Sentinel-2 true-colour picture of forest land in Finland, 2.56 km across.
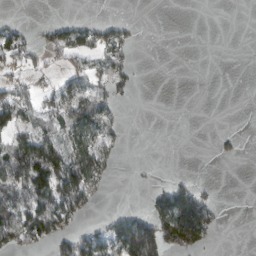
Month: March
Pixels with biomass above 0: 35%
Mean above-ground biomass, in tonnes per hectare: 45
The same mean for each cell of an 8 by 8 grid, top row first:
4 0 5 6 1 0 0 0
74 62 69 71 3 0 0 0
37 8 41 64 1 0 0 0
101 55 87 35 0 0 0 0
79 95 86 36 0 0 1 11
120 144 155 30 3 12 0 0
106 105 78 8 17 172 110 0
106 80 77 80 209 163 56 0
